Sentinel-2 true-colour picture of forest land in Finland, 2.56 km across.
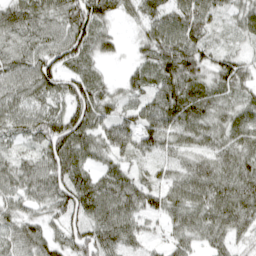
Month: April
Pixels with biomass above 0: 93%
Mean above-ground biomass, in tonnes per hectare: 67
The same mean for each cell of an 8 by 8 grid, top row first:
78 68 99 44 41 68 63 50
73 79 86 37 45 92 50 28
68 82 74 20 53 101 63 70
66 65 104 56 63 100 69 64
41 94 92 79 66 57 62 75
62 83 72 68 41 58 87 83
50 54 86 93 73 72 80 85
53 62 77 78 41 50 52 39
